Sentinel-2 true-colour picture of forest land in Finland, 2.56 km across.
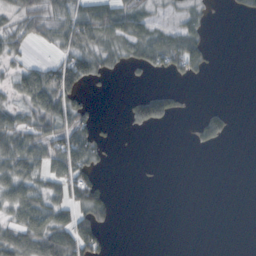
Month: October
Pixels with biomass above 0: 43%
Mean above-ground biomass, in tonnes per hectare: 33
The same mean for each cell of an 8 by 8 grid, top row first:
36 60 68 72 42 17 12 6
29 15 79 46 70 95 30 0
42 85 91 10 5 18 4 0
39 84 41 0 85 29 17 0
66 62 85 6 0 0 22 0
68 53 71 2 2 0 0 0
53 62 65 26 0 0 0 0
68 89 98 11 0 0 0 0
